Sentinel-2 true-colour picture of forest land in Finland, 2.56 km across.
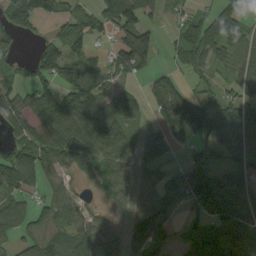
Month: September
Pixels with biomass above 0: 73%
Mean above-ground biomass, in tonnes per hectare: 73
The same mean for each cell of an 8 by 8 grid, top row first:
118 70 81 103 52 33 50 45
41 52 68 48 136 47 98 64
30 41 115 49 33 44 43 67
66 107 137 88 43 186 103 97
60 102 137 106 53 67 81 51
102 59 46 70 43 43 107 63
68 59 53 37 78 31 106 69
45 51 85 57 108 41 112 131
